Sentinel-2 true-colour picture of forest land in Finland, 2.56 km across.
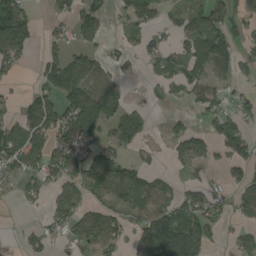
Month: August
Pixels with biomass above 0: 56%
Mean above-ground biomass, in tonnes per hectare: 61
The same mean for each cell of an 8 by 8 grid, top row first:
106 20 88 26 60 28 80 49
97 42 59 21 43 29 79 42
17 89 103 62 13 50 62 36
37 102 158 96 34 11 58 63
88 94 120 68 27 41 42 84
49 75 77 119 62 15 14 41
7 36 59 68 78 96 85 37
8 41 54 75 100 188 65 19
